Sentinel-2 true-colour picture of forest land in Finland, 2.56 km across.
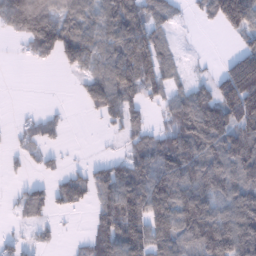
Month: January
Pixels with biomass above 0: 65%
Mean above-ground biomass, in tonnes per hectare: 80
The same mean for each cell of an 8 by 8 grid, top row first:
117 129 89 115 93 35 53 150
8 111 116 101 129 26 1 44
0 0 33 115 108 35 30 184
7 18 7 89 49 79 145 158
21 36 1 4 75 112 124 128
10 24 44 94 125 146 151 117
27 60 33 116 149 146 130 150
24 16 14 119 125 119 168 168
